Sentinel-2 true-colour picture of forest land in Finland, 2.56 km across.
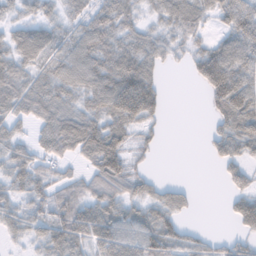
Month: November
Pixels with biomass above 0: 74%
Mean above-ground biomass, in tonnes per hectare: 50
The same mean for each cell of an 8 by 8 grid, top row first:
25 32 35 64 28 58 41 100
60 56 56 61 55 28 50 86
64 57 56 82 93 0 73 86
49 63 55 75 87 0 17 85
47 58 89 82 20 0 21 59
53 39 29 79 29 0 0 41
46 52 67 53 42 44 0 55
22 57 68 89 83 53 23 30
